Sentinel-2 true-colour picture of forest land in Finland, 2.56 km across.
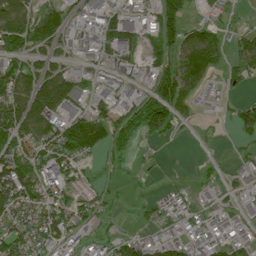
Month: July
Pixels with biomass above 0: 65%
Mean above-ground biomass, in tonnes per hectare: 74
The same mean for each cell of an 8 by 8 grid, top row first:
130 65 84 84 81 103 40 10
110 68 64 86 54 94 135 59
123 119 80 77 74 144 58 36
125 148 90 90 137 94 30 45
117 101 161 78 26 8 6 25
161 100 54 11 16 4 18 39
143 106 72 23 20 35 41 43
94 103 61 41 64 68 79 48
